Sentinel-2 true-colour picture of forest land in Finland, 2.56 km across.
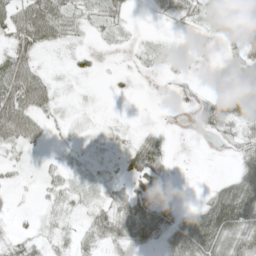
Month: May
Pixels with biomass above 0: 62%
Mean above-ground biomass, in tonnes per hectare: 24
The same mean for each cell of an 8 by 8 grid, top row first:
45 67 25 24 1 23 18 31
40 21 11 7 9 6 1 28
64 22 10 4 2 7 1 40
77 24 4 1 1 2 37 36
40 14 5 11 35 2 2 29
10 12 10 13 53 3 1 40
3 13 13 32 47 23 50 80
16 16 18 29 32 43 70 49
